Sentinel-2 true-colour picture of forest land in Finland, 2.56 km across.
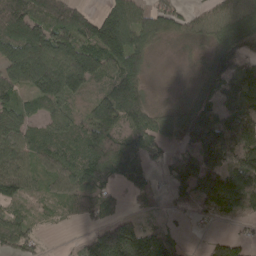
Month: April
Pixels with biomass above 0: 80%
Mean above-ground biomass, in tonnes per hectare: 92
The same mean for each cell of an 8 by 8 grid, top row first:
185 120 102 155 94 59 50 76
135 141 140 204 83 12 38 75
93 159 161 126 46 5 64 121
77 70 65 166 79 47 90 117
85 90 105 119 87 56 208 179
95 62 119 100 86 91 151 158
46 28 44 42 25 25 66 99
81 7 28 199 154 45 33 50
